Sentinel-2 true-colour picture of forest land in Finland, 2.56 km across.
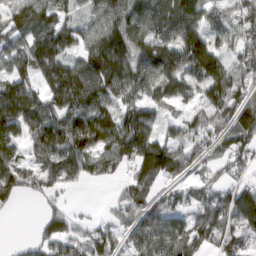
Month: March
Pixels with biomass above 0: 83%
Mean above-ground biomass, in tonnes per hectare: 89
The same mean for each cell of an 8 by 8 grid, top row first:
79 99 48 108 110 121 82 69
62 135 87 147 99 123 135 72
86 104 136 139 96 105 129 66
162 110 127 97 77 28 80 103
80 145 141 110 137 88 72 85
86 80 71 32 106 61 38 37
22 36 8 36 98 72 100 175
8 74 57 65 74 107 81 70
